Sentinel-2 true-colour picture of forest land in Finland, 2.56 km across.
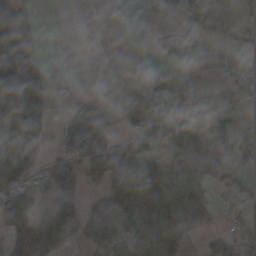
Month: November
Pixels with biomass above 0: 52%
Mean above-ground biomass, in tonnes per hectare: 56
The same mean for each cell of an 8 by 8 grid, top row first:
67 3 3 9 9 18 10 7
79 1 3 2 2 25 4 6
113 64 10 0 22 17 1 13
78 33 84 42 75 63 37 6
95 26 101 67 65 80 91 72
77 54 56 134 225 138 89 54
107 83 53 114 153 117 55 37
69 131 40 48 88 53 41 65
